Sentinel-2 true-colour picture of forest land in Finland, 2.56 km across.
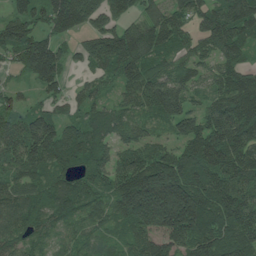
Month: June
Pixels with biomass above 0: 91%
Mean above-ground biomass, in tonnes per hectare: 118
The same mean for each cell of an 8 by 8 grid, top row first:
82 117 187 133 86 88 118 161
119 115 51 159 139 95 81 96
22 108 30 65 149 130 86 120
76 68 66 83 80 159 113 185
112 145 123 90 88 72 159 149
96 94 89 113 214 225 158 141
100 103 106 102 260 292 167 153
93 67 65 60 114 124 172 162
